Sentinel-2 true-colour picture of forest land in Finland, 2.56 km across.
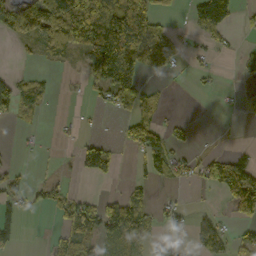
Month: October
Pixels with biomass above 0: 41%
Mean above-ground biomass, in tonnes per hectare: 49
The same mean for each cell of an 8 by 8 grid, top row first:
83 97 165 169 106 4 85 20
12 35 71 200 132 37 27 18
40 15 13 164 51 3 9 17
41 5 3 30 54 1 0 11
6 1 42 24 106 24 3 6
28 10 29 20 45 39 60 128
30 35 81 104 62 31 11 97
31 17 93 45 30 26 88 44
